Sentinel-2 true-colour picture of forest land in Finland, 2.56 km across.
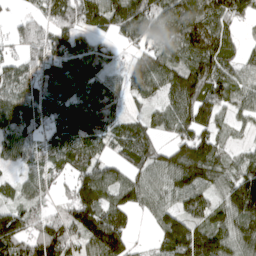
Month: April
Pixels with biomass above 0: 84%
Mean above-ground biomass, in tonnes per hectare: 98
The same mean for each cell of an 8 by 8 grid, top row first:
24 77 123 139 129 152 144 84
40 104 101 47 80 102 145 56
96 113 123 61 132 117 142 76
112 90 125 68 46 119 121 58
96 75 88 65 101 85 117 31
35 60 95 91 85 125 116 113
75 42 149 110 55 83 89 153
156 159 100 174 10 148 145 121
